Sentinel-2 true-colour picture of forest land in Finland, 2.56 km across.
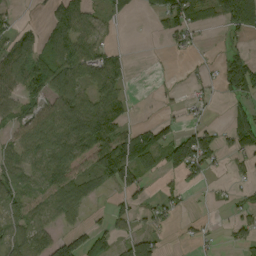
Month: September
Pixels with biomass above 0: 55%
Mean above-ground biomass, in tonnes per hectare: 47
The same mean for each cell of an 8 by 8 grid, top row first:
12 34 65 23 8 92 27 140
64 63 77 22 0 21 3 19
69 90 76 67 0 2 14 99
43 67 96 84 1 11 11 46
51 83 86 99 84 85 64 55
61 77 59 78 33 34 23 17
43 59 37 28 26 20 6 30
51 69 62 41 58 4 11 32
